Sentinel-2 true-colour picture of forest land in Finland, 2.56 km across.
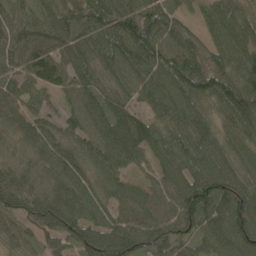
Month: May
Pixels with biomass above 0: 95%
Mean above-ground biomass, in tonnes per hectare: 100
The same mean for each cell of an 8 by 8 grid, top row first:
83 97 119 119 117 74 62 86
102 102 115 120 134 119 75 101
83 89 103 76 99 135 146 119
83 50 89 113 59 92 65 133
60 101 93 115 108 100 102 87
92 83 90 91 43 102 133 100
90 139 117 85 97 126 139 136
70 63 104 146 104 113 80 116
